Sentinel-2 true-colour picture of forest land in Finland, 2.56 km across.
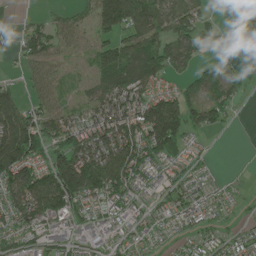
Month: May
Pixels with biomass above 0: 76%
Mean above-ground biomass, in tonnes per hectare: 75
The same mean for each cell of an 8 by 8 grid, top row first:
5 24 40 148 140 86 27 74
45 84 41 83 114 92 15 47
16 67 30 121 123 38 68 49
109 75 57 137 125 138 80 10
168 99 130 159 140 102 10 0
116 110 186 146 87 46 32 3
107 131 77 68 46 60 60 18
72 58 42 47 51 29 43 42
